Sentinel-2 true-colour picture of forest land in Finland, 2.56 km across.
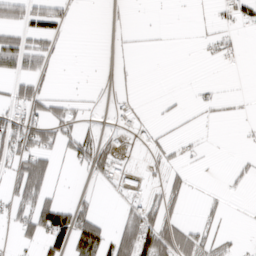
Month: March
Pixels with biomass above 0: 30%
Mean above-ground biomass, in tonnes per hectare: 23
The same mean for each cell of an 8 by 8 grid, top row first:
35 58 1 2 1 1 4 27
68 30 0 2 1 1 9 9
44 16 0 6 0 0 2 0
37 46 14 5 3 6 6 2
65 44 52 20 9 12 2 2
49 55 4 28 20 17 1 11
39 82 33 2 45 17 10 1
24 83 84 51 85 79 32 8
